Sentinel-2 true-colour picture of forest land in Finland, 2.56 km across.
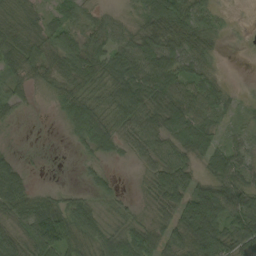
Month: September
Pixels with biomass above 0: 88%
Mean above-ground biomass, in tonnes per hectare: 47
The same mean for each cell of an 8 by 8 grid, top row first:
58 31 33 23 40 58 37 1
62 53 63 51 63 59 27 3
34 37 58 57 83 71 34 8
23 6 68 51 75 80 60 22
4 3 29 36 56 60 59 28
54 4 9 18 22 86 43 51
55 62 60 23 16 78 116 74
40 112 58 55 62 55 105 71
